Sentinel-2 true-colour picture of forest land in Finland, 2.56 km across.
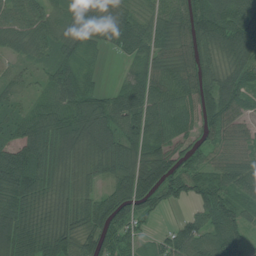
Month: July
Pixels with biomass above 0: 91%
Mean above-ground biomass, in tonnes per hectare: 70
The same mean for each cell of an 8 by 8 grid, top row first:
79 66 72 57 51 75 103 103
49 56 50 40 72 70 75 82
42 47 64 6 68 80 76 66
39 74 90 86 94 83 91 60
70 95 86 69 84 60 45 47
107 64 55 55 96 92 61 75
68 46 67 86 59 31 90 72
99 84 81 69 29 93 90 71
